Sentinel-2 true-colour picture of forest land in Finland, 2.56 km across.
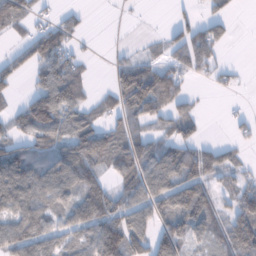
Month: January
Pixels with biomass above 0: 65%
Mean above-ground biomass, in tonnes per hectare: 62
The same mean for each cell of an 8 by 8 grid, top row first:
84 26 22 1 1 22 32 7
32 100 22 8 12 64 94 1
41 86 56 43 130 60 33 13
49 125 63 47 84 58 7 16
55 92 101 77 59 85 39 32
118 89 105 45 100 93 67 50
89 76 89 88 79 85 89 87
95 73 69 124 74 91 62 80
